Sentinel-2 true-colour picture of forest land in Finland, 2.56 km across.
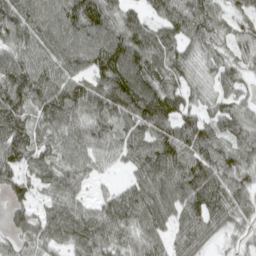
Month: April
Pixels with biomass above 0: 92%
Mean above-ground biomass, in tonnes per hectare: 84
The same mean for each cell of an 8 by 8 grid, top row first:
97 107 116 81 48 92 94 49
86 84 104 130 111 73 58 51
124 100 73 120 120 67 45 52
114 101 87 100 115 85 61 65
123 62 83 72 106 104 97 73
76 80 55 18 96 114 120 83
54 61 65 74 110 100 123 68
49 74 109 82 69 69 55 25
